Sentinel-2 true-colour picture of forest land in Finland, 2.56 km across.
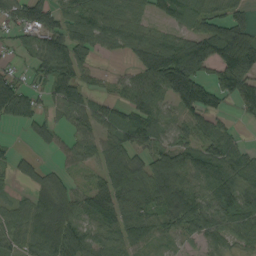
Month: August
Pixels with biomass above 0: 80%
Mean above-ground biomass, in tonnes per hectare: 78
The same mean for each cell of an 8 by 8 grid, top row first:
70 88 79 77 41 56 80 62
28 110 89 34 82 119 131 169
57 74 70 20 95 194 81 135
94 41 79 57 105 64 101 29
10 38 62 74 84 89 83 40
43 48 24 93 88 122 115 106
56 113 70 96 82 123 89 120
60 109 89 59 65 34 64 54
